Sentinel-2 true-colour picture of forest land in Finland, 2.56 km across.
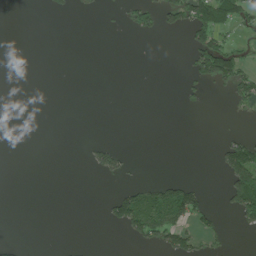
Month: July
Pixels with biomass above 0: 15%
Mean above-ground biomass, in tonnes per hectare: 20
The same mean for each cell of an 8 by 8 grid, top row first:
0 7 8 4 45 59 111 61
0 0 0 0 0 0 99 20
0 0 0 0 0 1 54 71
1 0 0 0 0 1 3 12
0 0 1 15 0 0 0 56
0 0 0 28 1 7 0 105
0 0 0 49 119 124 29 75
4 0 0 0 47 57 14 1
